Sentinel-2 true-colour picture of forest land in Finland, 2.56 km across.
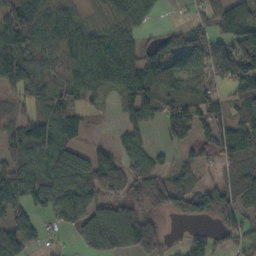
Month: October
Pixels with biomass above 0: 76%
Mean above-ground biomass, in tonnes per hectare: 74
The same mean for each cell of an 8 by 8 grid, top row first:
101 65 38 41 52 4 43 110
118 66 89 98 48 85 114 118
80 52 67 70 113 105 68 118
51 68 55 12 81 107 72 65
73 108 45 25 37 44 39 82
111 112 109 101 88 67 21 97
101 83 91 80 77 83 109 65
98 22 56 113 104 11 36 48
